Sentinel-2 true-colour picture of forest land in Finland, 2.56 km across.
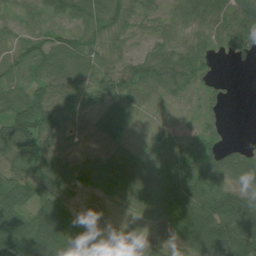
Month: July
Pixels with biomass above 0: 86%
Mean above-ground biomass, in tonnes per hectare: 56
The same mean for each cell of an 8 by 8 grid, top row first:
20 32 52 53 37 36 49 55
40 66 65 32 19 43 42 64
50 70 64 50 61 64 28 1
87 103 56 46 15 9 28 0
96 82 45 36 17 36 50 16
44 80 66 68 65 74 76 67
74 68 16 15 60 104 115 116
85 96 64 30 17 56 167 144
